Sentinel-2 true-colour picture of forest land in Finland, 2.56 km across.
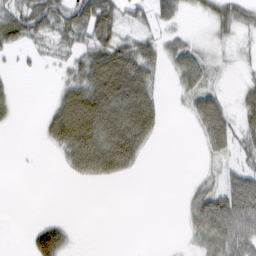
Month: February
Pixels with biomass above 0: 53%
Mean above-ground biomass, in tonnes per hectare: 33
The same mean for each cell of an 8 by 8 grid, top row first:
72 85 81 67 24 35 25 38
29 16 37 72 47 33 13 10
6 2 56 97 59 25 26 7
11 23 107 87 79 2 69 27
0 21 85 86 37 0 32 30
0 0 23 31 2 0 8 42
0 0 0 0 0 2 69 80
0 98 2 0 0 1 44 67
